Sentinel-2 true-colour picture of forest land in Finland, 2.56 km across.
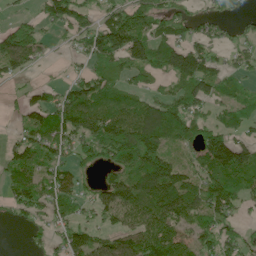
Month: June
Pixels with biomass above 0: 71%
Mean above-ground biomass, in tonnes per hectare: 85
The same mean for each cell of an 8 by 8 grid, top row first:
28 86 90 83 121 75 41 26
135 21 48 143 127 130 69 37
26 8 56 81 53 90 114 55
22 97 174 119 124 112 45 66
70 109 81 153 178 70 145 82
113 85 48 62 142 135 106 117
63 66 53 96 107 154 98 49
0 36 93 71 120 135 68 61
